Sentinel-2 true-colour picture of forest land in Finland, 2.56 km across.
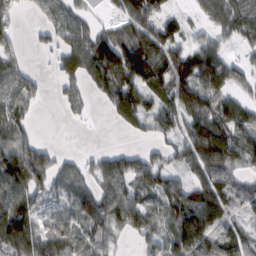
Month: February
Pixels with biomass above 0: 76%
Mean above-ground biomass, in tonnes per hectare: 80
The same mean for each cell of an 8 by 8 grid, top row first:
33 64 53 20 115 37 59 102
33 43 96 133 140 73 74 36
94 17 80 135 122 100 116 58
103 0 31 58 89 87 112 94
103 26 0 5 30 59 180 112
120 94 66 107 91 51 103 47
115 82 96 104 80 104 155 57
151 99 90 53 56 88 106 66
